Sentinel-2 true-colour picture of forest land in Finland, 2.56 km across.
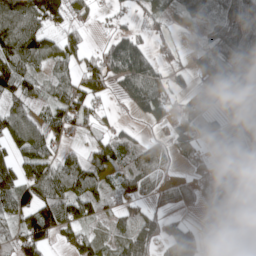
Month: April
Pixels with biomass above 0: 74%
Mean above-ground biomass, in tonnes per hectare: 73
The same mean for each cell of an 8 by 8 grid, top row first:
140 125 37 30 43 42 49 104
134 82 55 84 80 29 55 101
123 54 80 74 144 28 42 63
80 67 92 17 70 48 47 38
96 91 19 90 58 65 35 26
98 105 110 61 88 31 71 51
114 157 109 52 45 57 50 98
89 84 77 57 90 93 48 77
